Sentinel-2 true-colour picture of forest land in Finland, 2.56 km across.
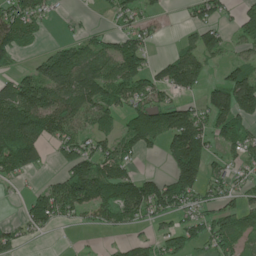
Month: June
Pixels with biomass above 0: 64%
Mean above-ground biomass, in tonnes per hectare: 79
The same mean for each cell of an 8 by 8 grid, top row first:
93 36 7 31 48 5 63 56
93 28 65 66 69 31 108 42
74 138 132 117 96 105 50 107
175 134 96 89 131 121 100 130
157 65 81 67 84 135 91 72
50 20 155 135 65 140 77 34
8 113 88 111 117 89 49 81
44 10 9 14 44 98 81 67
